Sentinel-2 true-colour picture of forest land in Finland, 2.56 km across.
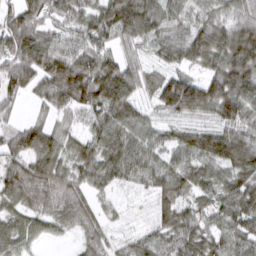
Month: March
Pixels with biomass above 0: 91%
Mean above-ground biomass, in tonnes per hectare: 82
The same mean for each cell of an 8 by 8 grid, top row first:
83 72 87 127 139 67 61 62
115 107 81 59 61 77 127 137
87 91 141 157 66 89 94 121
25 45 70 109 47 82 82 93
79 104 63 95 73 67 123 110
102 111 71 78 63 81 79 103
61 71 79 31 26 90 66 105
80 27 36 44 55 85 85 78
